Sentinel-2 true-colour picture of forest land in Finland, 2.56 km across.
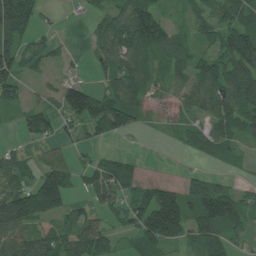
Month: July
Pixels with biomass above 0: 71%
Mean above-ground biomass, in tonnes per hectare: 76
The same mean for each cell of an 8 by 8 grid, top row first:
195 15 15 73 158 22 75 96
102 50 5 94 119 85 55 142
84 24 43 64 72 50 105 119
44 79 127 160 45 24 69 111
16 32 42 17 0 18 72 49
73 110 39 85 33 10 57 12
152 146 40 50 118 156 178 115
107 86 100 50 97 77 145 37
